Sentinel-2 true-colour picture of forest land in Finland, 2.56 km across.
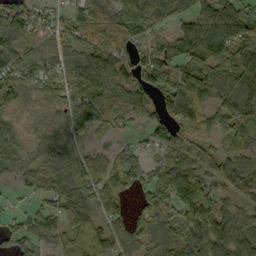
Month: September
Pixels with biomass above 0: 86%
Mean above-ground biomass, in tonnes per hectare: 72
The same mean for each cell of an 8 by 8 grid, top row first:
79 35 56 81 93 53 89 121
84 44 69 81 50 84 114 112
71 61 71 89 91 90 95 108
38 33 86 66 53 106 60 92
41 63 40 31 31 63 36 64
45 59 87 85 67 103 53 96
20 60 100 49 55 78 96 55
67 61 83 69 67 109 115 85
